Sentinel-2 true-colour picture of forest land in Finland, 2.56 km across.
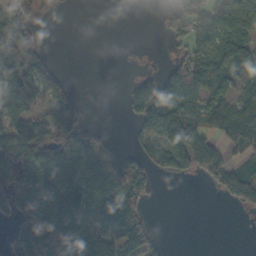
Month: October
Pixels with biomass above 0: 55%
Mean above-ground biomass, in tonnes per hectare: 49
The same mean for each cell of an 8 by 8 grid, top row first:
46 1 0 0 0 49 65 84
95 9 0 0 0 32 58 82
103 71 0 0 37 80 84 53
69 44 49 0 68 107 63 70
79 55 61 15 35 116 59 55
87 101 78 83 52 34 42 71
54 82 79 80 29 0 0 25
45 61 72 68 66 0 0 0
